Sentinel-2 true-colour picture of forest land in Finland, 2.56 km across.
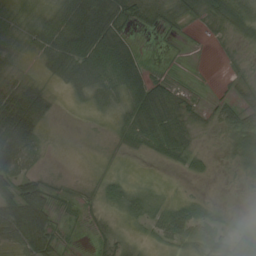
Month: August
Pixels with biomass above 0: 68%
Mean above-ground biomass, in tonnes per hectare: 31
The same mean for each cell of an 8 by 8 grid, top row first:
14 24 89 75 50 32 43 54
15 44 81 91 9 3 2 10
18 15 41 55 54 14 1 14
101 33 3 15 59 46 11 41
89 11 1 6 32 54 4 53
56 16 2 11 2 4 16 14
65 48 10 14 31 30 14 1
43 62 3 18 8 24 30 32
